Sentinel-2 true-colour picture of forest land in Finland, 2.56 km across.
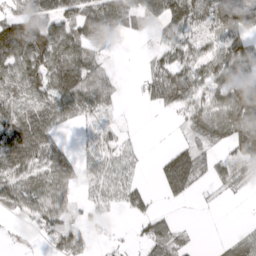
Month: April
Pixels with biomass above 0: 67%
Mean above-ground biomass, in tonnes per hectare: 66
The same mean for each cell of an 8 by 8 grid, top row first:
70 81 89 104 64 114 78 90
127 127 98 25 10 83 53 101
101 99 121 40 43 93 89 130
74 96 74 26 6 42 101 150
103 79 21 51 9 28 56 106
86 92 58 76 15 146 58 56
67 103 42 31 49 10 8 1
15 42 73 18 45 52 2 32
